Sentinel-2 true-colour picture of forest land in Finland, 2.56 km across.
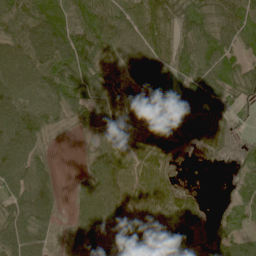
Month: June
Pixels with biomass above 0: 87%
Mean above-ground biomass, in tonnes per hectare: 72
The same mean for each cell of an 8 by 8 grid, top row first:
95 91 71 88 98 97 82 79
105 129 108 88 98 81 92 48
113 101 78 57 85 70 85 78
109 77 62 65 77 61 71 23
139 30 12 73 80 68 41 21
100 54 23 104 68 20 0 30
94 74 50 95 54 63 13 36
102 52 60 66 76 107 65 57
